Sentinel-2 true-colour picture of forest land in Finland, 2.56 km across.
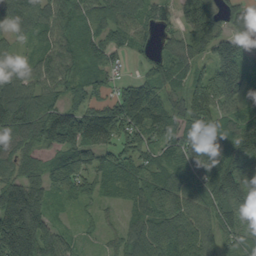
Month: September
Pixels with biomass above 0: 91%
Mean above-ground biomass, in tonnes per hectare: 95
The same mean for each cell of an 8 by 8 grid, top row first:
99 93 95 106 75 47 117 71
44 74 77 70 42 65 92 96
111 78 75 50 66 63 110 114
147 117 107 118 121 75 122 66
96 79 126 99 97 87 114 111
75 100 124 91 78 97 126 178
194 79 29 26 90 153 91 142
224 111 32 34 121 138 84 85
